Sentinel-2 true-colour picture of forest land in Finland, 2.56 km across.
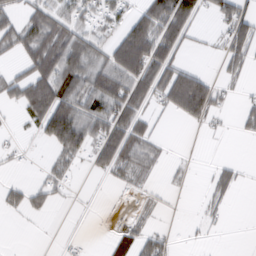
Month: February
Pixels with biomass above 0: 45%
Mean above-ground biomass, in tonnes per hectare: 38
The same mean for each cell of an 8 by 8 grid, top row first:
36 58 44 37 64 104 22 69
46 76 73 53 93 60 7 59
49 89 68 86 80 79 32 16
16 108 85 81 38 37 50 20
7 31 72 87 60 0 1 2
3 29 7 33 23 7 14 19
27 22 2 3 12 1 12 0
0 0 4 35 53 9 4 0
